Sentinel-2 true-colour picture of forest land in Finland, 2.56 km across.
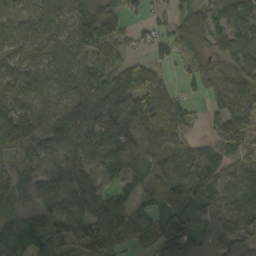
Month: October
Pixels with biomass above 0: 87%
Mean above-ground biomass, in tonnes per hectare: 81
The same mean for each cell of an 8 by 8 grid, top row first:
63 85 104 76 29 58 76 79
64 89 100 74 23 47 49 68
95 88 111 82 113 23 59 86
105 64 93 128 112 76 40 105
88 90 104 82 79 64 52 94
71 86 76 52 116 68 108 115
33 79 102 109 65 101 75 111
124 99 76 94 41 129 86 79
